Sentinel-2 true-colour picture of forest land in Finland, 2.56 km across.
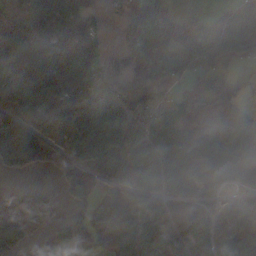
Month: November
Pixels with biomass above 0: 74%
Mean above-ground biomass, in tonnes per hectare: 97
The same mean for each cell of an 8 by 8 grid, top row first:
81 149 73 16 83 35 50 64
146 128 117 13 58 57 126 74
151 193 156 64 59 50 81 27
98 206 225 127 110 119 95 103
170 71 219 154 111 156 206 142
42 25 54 110 82 170 117 54
81 101 54 77 58 65 60 30
122 67 86 51 102 106 51 67
